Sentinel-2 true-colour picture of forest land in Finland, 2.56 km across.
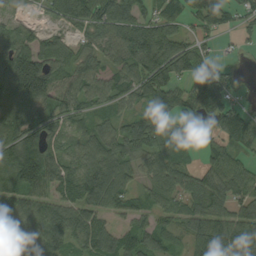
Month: September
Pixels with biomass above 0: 84%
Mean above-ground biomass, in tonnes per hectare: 91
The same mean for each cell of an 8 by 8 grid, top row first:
34 45 104 114 68 61 86 52
105 75 53 76 145 105 44 20
190 159 84 68 130 106 117 26
130 100 72 56 67 87 110 65
141 96 59 99 116 94 56 62
145 144 106 118 55 101 87 89
110 82 91 69 51 58 118 77
160 114 78 93 91 39 136 139
